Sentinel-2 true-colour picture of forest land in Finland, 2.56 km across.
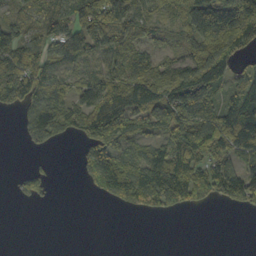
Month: October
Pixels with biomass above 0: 65%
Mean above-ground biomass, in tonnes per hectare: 72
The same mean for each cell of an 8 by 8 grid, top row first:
54 87 142 156 64 57 169 157
110 80 109 79 52 37 117 92
92 101 65 100 114 104 149 72
34 107 92 154 115 121 87 129
3 45 37 103 57 111 120 117
14 28 19 122 112 142 94 114
2 3 0 13 51 46 19 41
0 0 0 0 0 0 0 0
